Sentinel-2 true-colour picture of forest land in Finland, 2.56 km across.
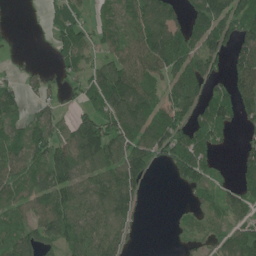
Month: June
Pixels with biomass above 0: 71%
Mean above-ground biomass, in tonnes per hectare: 87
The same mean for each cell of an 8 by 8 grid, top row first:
1 32 55 64 93 53 171 116
15 18 94 72 108 122 120 102
43 45 72 156 106 87 92 106
68 54 60 126 128 147 100 91
90 142 152 132 126 129 82 33
93 120 107 115 83 63 87 67
66 121 119 126 27 12 62 72
92 107 110 96 10 29 56 108
